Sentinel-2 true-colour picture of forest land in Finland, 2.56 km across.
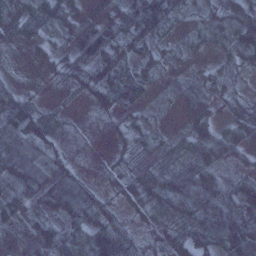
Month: January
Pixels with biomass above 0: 86%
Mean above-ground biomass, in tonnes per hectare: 45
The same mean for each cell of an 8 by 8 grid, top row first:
36 43 24 29 106 43 36 79
14 19 57 61 32 25 29 83
9 9 40 55 38 23 45 24
86 18 3 30 21 9 34 38
84 50 9 14 30 29 66 44
67 74 30 24 50 61 72 25
54 38 69 20 44 81 92 58
6 46 71 120 21 53 72 120
